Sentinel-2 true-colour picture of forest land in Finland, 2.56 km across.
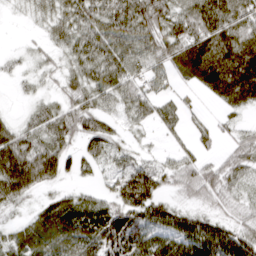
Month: March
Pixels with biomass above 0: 81%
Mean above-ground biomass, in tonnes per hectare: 51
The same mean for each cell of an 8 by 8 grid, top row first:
5 32 65 74 85 65 80 69
5 22 64 80 76 77 88 79
13 17 48 73 56 36 68 94
8 41 61 37 44 37 9 25
76 66 43 43 9 16 18 39
97 60 34 46 100 44 58 45
23 30 45 54 81 36 29 31
35 62 64 72 60 61 88 67
